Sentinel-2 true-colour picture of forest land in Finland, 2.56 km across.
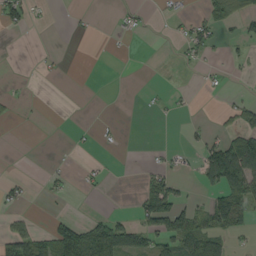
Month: September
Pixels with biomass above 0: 22%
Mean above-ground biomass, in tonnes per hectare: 22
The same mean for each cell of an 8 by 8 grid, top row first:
33 4 3 3 7 10 29 37
0 2 0 1 0 7 22 8
2 3 0 0 0 0 5 2
5 0 0 0 2 4 0 36
0 0 4 3 1 2 29 89
6 9 7 3 11 19 60 116
12 1 0 2 53 74 55 100
80 56 110 112 42 68 77 10
